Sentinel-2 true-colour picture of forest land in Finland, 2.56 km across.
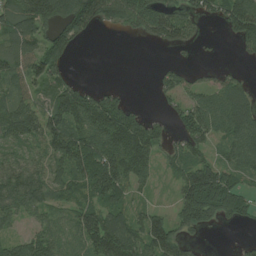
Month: July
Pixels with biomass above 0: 71%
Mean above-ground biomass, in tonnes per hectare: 72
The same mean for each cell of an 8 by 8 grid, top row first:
95 123 159 87 114 89 49 142
89 87 15 0 5 38 3 28
74 93 21 1 0 58 23 39
95 94 125 121 27 36 110 102
54 87 127 110 123 41 53 108
88 72 89 127 56 53 137 59
72 52 66 72 37 69 126 79
45 78 74 134 98 81 6 11
